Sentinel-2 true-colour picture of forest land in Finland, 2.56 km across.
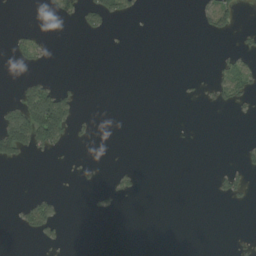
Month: August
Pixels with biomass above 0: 12%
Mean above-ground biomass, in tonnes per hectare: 14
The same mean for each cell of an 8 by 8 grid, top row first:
0 6 37 46 5 0 30 17
16 9 0 0 0 0 0 15
6 19 3 0 0 1 12 40
71 173 15 0 0 0 3 10
120 73 5 0 0 0 0 8
0 0 5 9 3 0 2 26
13 44 0 9 0 0 0 3
1 18 0 0 0 0 0 3
